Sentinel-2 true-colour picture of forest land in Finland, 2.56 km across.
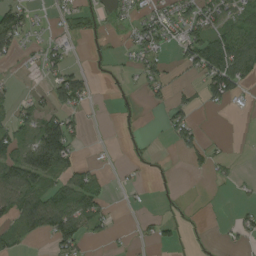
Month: August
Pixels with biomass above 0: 42%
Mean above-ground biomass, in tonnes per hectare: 35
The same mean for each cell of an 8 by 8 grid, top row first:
61 10 47 18 39 49 55 64
50 33 4 7 52 32 119 101
6 29 42 5 43 11 77 70
29 43 33 5 9 43 9 8
73 144 17 2 8 32 20 0
103 89 51 7 6 3 19 4
86 91 79 13 3 3 1 13
38 34 59 10 9 17 2 19
